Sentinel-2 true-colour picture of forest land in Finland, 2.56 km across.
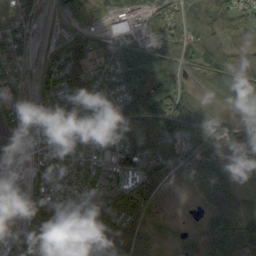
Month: September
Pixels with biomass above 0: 85%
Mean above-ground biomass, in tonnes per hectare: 74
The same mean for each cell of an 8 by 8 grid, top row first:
93 14 64 98 81 94 84 66
96 26 77 78 116 114 87 74
59 59 73 92 121 78 68 115
74 53 88 76 108 123 56 34
39 64 74 72 75 94 93 83
71 63 72 79 85 32 109 47
40 77 67 88 97 3 45 92
37 89 109 87 31 19 77 87
